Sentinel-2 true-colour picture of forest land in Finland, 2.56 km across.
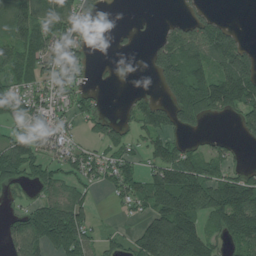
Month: July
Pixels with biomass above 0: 61%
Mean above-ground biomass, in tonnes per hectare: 82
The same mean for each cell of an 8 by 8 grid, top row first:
120 134 90 1 3 16 48 0
109 106 72 9 11 129 130 90
66 75 43 14 3 128 143 175
47 74 46 14 91 106 100 104
85 84 35 68 54 67 31 19
69 69 60 75 80 168 107 68
32 107 76 11 56 212 129 210
85 137 112 27 143 261 101 129
